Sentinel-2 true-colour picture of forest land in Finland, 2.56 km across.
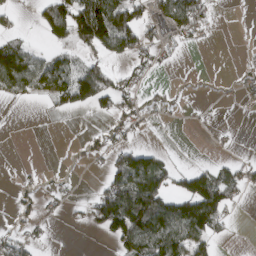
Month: March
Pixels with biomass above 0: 39%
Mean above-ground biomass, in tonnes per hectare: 43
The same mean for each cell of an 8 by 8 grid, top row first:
17 67 116 144 41 98 37 0
73 27 69 82 48 20 2 1
111 92 108 50 13 2 0 17
0 7 25 41 30 7 3 2
0 0 9 30 15 1 1 2
2 3 1 57 137 46 74 54
20 12 12 141 143 104 149 13
38 7 0 40 113 112 67 2
